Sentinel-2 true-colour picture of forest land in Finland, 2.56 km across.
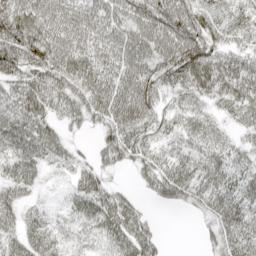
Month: April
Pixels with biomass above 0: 85%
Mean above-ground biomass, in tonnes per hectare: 50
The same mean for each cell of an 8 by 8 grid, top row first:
104 84 66 31 56 92 67 54
100 97 72 30 37 61 72 37
46 57 66 57 58 51 70 66
55 46 45 58 51 37 29 47
58 51 13 60 48 37 44 29
46 16 35 23 39 63 53 53
41 17 43 62 18 19 36 56
46 56 35 52 59 0 19 63
